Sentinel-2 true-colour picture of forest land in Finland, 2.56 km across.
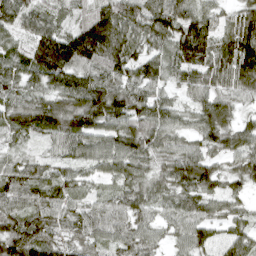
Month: April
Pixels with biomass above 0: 95%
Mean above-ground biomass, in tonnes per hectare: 74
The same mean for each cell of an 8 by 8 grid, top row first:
87 60 47 108 105 107 57 67
45 155 136 119 58 92 99 116
71 85 84 75 78 48 71 87
88 106 114 105 85 54 82 41
38 37 82 83 85 55 66 73
72 61 45 58 54 89 81 57
60 72 48 48 56 62 54 37
119 79 53 48 55 36 68 69
